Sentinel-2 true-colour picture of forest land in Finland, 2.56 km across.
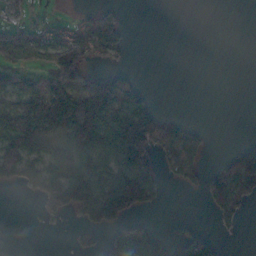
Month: November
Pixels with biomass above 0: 43%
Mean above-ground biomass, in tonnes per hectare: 64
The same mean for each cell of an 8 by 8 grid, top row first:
22 18 14 42 0 0 0 0
91 67 96 59 0 0 0 0
96 106 104 81 5 0 0 0
200 290 214 138 99 1 0 0
152 110 199 130 169 82 16 14
63 72 152 122 169 38 30 107
0 42 115 168 77 0 28 47
0 0 34 42 90 41 44 2
